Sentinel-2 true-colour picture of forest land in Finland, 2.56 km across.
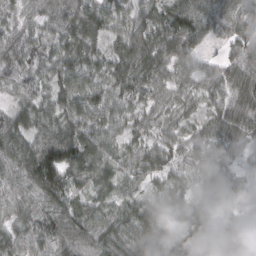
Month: March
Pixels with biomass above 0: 96%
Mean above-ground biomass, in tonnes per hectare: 72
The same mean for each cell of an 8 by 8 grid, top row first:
45 57 94 71 62 110 91 71
69 60 76 51 88 109 39 77
58 59 71 81 81 62 57 88
63 74 82 71 61 53 53 99
107 130 112 55 64 56 60 64
89 152 72 68 60 55 54 30
65 82 64 58 72 56 69 30
73 94 79 78 96 55 76 78
